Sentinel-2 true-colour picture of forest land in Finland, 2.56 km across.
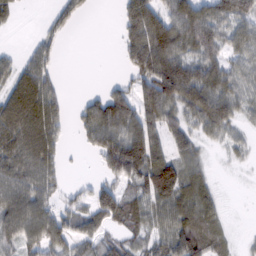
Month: February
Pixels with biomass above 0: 69%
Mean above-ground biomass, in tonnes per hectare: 68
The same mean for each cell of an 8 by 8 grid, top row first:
26 15 20 2 144 96 78 74
9 43 0 1 140 97 87 65
47 60 0 12 85 139 99 60
121 95 38 125 90 64 124 47
103 111 21 110 131 64 27 29
79 67 4 54 116 130 36 2
133 86 44 110 63 90 69 0
89 117 68 38 44 98 80 10
